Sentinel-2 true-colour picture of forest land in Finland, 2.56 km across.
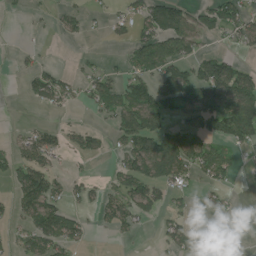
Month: July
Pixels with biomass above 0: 45%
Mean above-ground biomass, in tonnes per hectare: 54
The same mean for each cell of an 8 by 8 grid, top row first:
3 10 34 26 73 121 76 77
7 4 3 7 84 92 22 27
4 76 34 56 70 127 147 115
1 16 8 66 125 56 136 163
33 68 42 23 109 102 83 69
61 79 18 26 116 83 61 19
34 88 28 68 87 24 21 8
30 87 34 10 2 59 52 1
